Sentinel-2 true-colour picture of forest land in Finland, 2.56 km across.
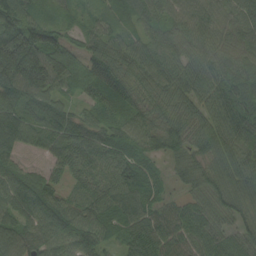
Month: August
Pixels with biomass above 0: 95%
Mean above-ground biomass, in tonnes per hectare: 75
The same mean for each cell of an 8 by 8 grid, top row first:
121 34 20 34 55 57 55 70
190 132 54 69 60 57 62 65
156 133 75 98 71 74 67 69
91 82 42 73 69 75 61 78
93 68 94 79 75 62 68 75
81 56 66 90 79 29 66 77
81 102 82 83 75 50 62 57
109 88 98 48 96 77 62 52
